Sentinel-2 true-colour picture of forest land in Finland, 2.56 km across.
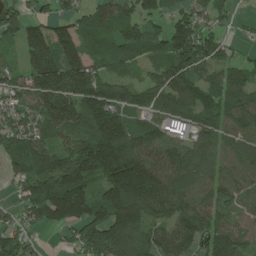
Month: June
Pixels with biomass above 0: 87%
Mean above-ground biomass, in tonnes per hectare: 128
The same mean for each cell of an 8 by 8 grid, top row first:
101 77 85 134 119 84 105 20
71 202 146 111 132 178 160 35
103 207 202 130 71 156 101 107
118 175 146 176 99 138 136 143
124 112 143 234 128 86 99 115
79 143 176 200 209 128 103 114
66 149 146 195 187 127 114 85
133 17 119 198 150 136 112 113
